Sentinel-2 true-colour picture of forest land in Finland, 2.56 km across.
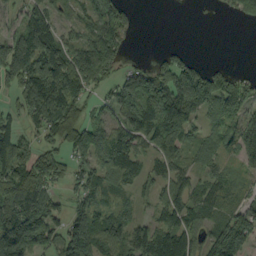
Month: September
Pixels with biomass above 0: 76%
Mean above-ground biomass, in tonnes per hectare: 88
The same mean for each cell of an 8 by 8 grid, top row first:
42 99 61 120 1 0 3 57
146 147 99 97 0 25 0 0
116 167 126 58 135 138 132 49
56 165 59 66 149 167 72 62
92 50 92 142 72 99 46 102
122 90 72 73 64 69 48 31
150 111 64 53 30 104 80 64
267 109 164 89 125 140 81 138
